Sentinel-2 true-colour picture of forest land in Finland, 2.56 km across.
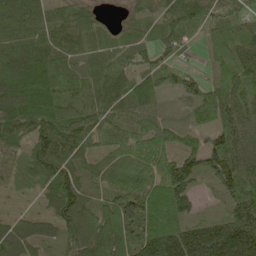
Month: May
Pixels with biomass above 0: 93%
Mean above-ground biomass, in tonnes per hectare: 80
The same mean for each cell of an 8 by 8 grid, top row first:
70 62 66 9 52 82 71 64
81 79 73 55 41 49 63 90
112 97 68 70 63 49 49 105
99 110 93 77 74 12 79 86
63 106 99 65 79 59 63 65
29 101 70 72 85 153 57 110
11 33 103 96 125 112 6 107
90 42 88 130 123 164 178 178
